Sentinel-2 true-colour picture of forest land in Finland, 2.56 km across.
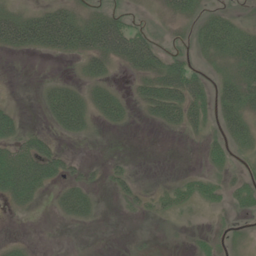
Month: June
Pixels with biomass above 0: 46%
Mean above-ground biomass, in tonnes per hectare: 22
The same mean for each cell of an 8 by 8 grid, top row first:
34 40 24 33 4 21 18 10
30 30 38 67 61 10 26 43
0 9 14 14 32 58 24 37
22 25 48 36 14 43 26 41
43 27 3 1 0 0 14 17
99 54 17 14 3 5 15 8
17 4 32 2 12 21 9 11
5 0 0 0 2 1 10 5
